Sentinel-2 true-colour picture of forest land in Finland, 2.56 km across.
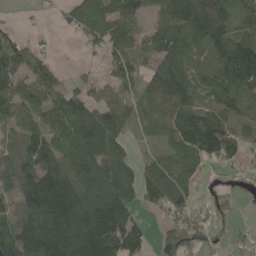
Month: May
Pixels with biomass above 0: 78%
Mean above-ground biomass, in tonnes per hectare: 96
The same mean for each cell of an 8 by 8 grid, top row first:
4 8 86 115 62 133 189 90
84 18 21 71 45 123 129 153
98 91 36 55 65 151 101 145
102 112 96 82 61 124 121 100
74 109 107 86 18 80 165 95
100 182 127 129 71 110 12 17
94 232 182 199 36 89 49 23
82 158 189 186 62 104 54 40
